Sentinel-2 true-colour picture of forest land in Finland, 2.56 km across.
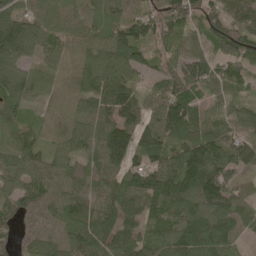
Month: May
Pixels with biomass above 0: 95%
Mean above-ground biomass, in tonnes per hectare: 105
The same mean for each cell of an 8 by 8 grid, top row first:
123 83 76 69 68 108 97 117
178 90 76 118 89 69 64 100
148 81 85 121 56 104 101 81
88 44 78 148 110 136 71 66
97 63 100 199 132 102 154 122
113 94 80 115 155 156 193 76
97 91 114 122 119 131 142 94
73 97 118 101 103 138 137 53
